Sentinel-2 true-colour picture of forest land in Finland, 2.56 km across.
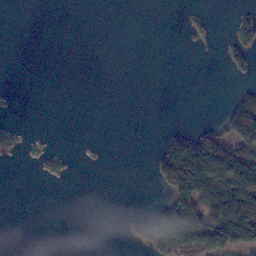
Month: November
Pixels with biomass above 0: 19%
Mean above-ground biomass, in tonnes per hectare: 30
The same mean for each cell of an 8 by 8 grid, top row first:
0 0 0 0 0 0 10 20
0 0 0 0 0 0 1 37
0 0 0 0 0 0 0 9
1 0 0 0 0 0 0 135
13 2 1 0 0 106 155 121
0 13 0 0 0 157 164 142
0 0 0 0 1 120 130 184
0 0 0 0 35 128 104 133
